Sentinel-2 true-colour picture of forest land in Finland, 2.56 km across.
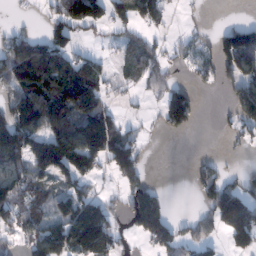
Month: February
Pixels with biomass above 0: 56%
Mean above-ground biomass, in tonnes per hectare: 81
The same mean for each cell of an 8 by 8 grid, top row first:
5 45 47 53 107 7 6 1
115 132 31 21 64 20 30 168
137 170 179 33 54 30 29 94
141 163 164 70 11 128 0 72
161 191 208 173 26 0 0 21
129 100 123 50 64 0 75 37
107 81 140 48 136 1 67 179
53 166 143 93 42 86 53 86
